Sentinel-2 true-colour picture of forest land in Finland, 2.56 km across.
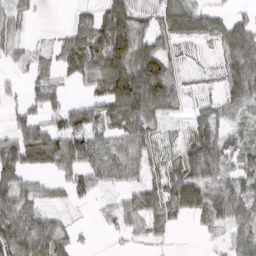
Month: March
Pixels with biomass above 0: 74%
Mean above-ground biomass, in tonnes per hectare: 58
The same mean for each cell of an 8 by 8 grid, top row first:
40 1 33 105 28 68 57 27
31 20 90 121 72 29 15 105
17 38 39 141 153 48 17 87
34 58 98 93 90 23 38 48
99 145 105 46 54 24 98 35
88 39 81 58 43 73 89 48
89 27 12 14 67 82 72 80
111 88 14 7 21 8 9 47
